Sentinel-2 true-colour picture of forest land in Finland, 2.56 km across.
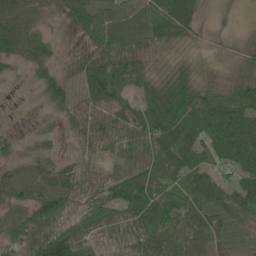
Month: June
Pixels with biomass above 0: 91%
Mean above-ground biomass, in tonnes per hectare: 53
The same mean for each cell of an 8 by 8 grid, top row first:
71 24 55 56 48 92 7 0
58 35 34 56 39 31 19 28
14 44 52 92 46 55 35 48
10 18 27 43 54 93 91 81
24 31 29 35 54 94 67 88
38 36 54 44 76 81 52 46
42 85 50 76 97 86 68 56
56 86 82 44 87 81 76 27
